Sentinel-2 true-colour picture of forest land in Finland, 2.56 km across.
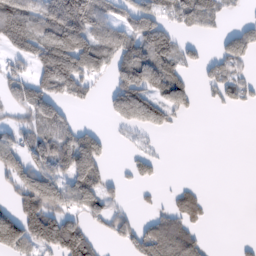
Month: February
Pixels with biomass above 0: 52%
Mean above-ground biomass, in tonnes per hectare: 67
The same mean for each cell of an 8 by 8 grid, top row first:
133 110 161 58 87 79 79 15
70 151 176 93 104 63 10 83
53 113 107 58 123 82 44 57
29 106 10 51 111 57 3 8
83 106 132 21 16 0 0 0
88 113 137 25 34 0 0 0
91 125 77 54 9 59 24 0
146 122 116 29 84 112 14 7
